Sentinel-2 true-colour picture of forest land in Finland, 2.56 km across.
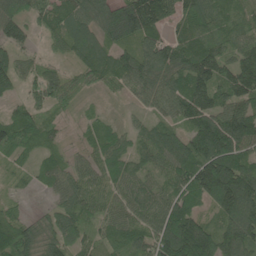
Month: June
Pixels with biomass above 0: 91%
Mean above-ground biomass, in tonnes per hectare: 86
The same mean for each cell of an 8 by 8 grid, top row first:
99 81 93 135 168 72 86 47
78 31 70 81 75 89 92 76
67 83 53 58 87 87 123 128
57 47 22 12 36 67 113 106
94 50 30 79 69 86 160 132
24 57 76 81 56 82 206 160
25 38 98 69 81 114 67 202
107 87 62 66 91 175 120 125
